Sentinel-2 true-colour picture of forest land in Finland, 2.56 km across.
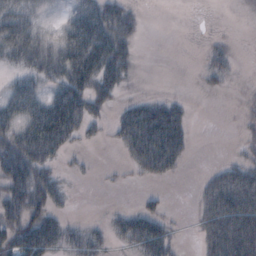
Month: October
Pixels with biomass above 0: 53%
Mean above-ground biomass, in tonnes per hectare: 37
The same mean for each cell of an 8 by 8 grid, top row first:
46 5 55 62 9 0 0 3
59 35 91 78 2 0 11 2
25 31 64 50 1 0 13 3
56 87 67 22 75 44 0 6
67 87 17 11 122 74 0 10
97 38 4 3 26 16 23 62
65 49 0 5 22 1 56 99
63 63 28 17 81 17 52 108
